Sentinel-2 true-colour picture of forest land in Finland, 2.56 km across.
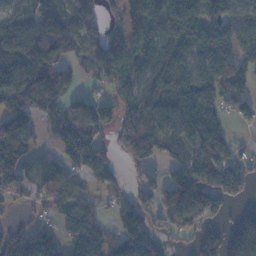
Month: November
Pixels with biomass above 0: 75%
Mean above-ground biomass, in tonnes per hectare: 96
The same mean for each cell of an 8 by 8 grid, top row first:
77 109 153 32 147 123 122 96
134 97 113 131 89 86 86 100
129 164 55 117 96 108 101 112
134 78 84 100 111 117 134 62
148 21 143 50 143 106 141 22
113 75 59 52 60 94 151 90
21 51 100 28 68 144 94 28
105 34 137 78 111 32 102 140
